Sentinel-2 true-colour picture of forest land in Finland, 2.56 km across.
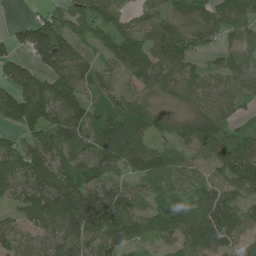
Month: June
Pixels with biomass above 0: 87%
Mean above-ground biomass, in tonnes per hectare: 94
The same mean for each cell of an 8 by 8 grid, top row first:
2 51 75 77 49 79 90 96
61 140 53 106 114 112 38 80
108 107 118 60 92 97 70 101
129 145 121 116 110 39 103 50
64 124 100 171 75 54 107 95
115 119 116 75 85 71 53 138
67 150 182 119 70 116 116 93
71 77 115 120 77 79 138 70
